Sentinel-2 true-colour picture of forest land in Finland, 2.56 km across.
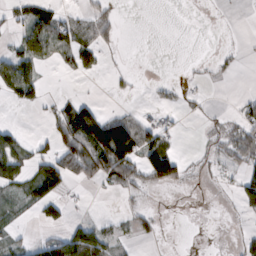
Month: February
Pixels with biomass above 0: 37%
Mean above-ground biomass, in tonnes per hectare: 30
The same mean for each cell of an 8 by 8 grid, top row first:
23 47 30 24 0 0 0 2
31 46 70 16 0 0 0 5
91 7 8 9 2 6 10 2
3 14 79 18 18 16 11 31
49 27 95 177 77 16 14 70
66 90 43 73 70 65 10 34
25 45 5 1 18 0 1 28
19 43 79 39 16 0 1 25
